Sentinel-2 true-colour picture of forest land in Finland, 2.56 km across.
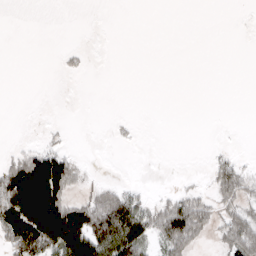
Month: March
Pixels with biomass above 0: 31%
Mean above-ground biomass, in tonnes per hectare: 28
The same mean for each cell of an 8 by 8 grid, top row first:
0 0 0 0 0 0 0 0
0 0 5 0 0 0 0 0
0 0 2 0 0 0 0 0
0 0 0 0 0 0 0 0
3 16 1 3 0 0 1 0
108 183 24 1 0 1 15 61
142 176 74 104 50 71 46 50
81 116 103 105 59 92 17 87
